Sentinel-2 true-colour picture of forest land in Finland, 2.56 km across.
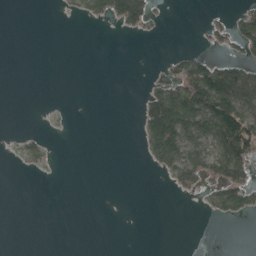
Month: April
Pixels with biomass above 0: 22%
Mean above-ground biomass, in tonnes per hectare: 22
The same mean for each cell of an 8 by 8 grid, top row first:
0 0 17 60 70 0 8 26
0 0 0 0 0 3 15 43
0 0 0 0 6 62 109 96
0 0 0 0 64 117 97 76
5 6 0 0 32 90 63 104
1 1 0 0 0 40 45 61
0 0 0 0 0 0 19 64
0 0 0 0 0 0 0 0
